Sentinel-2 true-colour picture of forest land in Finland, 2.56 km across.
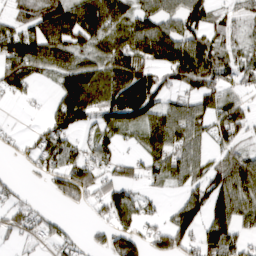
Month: March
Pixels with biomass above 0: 70%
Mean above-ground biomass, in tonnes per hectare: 73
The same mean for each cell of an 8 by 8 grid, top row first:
46 94 106 91 58 78 69 33
98 108 73 82 101 126 92 41
90 27 97 84 112 81 107 55
2 39 119 98 122 72 72 77
26 79 43 48 57 86 45 44
15 65 133 54 55 73 90 100
53 11 33 108 50 63 115 85
24 38 22 95 70 127 121 83
